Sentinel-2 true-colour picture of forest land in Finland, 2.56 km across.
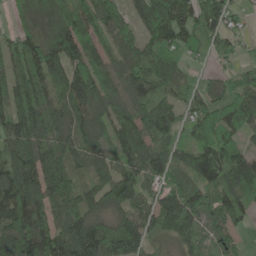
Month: May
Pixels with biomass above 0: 88%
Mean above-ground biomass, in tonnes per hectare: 106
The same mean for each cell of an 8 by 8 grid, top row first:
44 133 128 97 110 193 117 44
88 150 121 66 88 103 71 37
105 99 130 83 126 82 36 71
138 92 101 97 98 66 87 102
117 106 87 88 94 85 126 77
164 176 46 91 96 76 125 132
189 118 99 86 99 174 87 123
193 145 178 171 117 102 67 36
